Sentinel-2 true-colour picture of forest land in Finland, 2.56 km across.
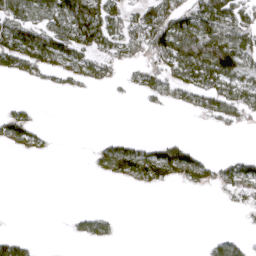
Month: April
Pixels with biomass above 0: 40%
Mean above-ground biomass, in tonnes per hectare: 41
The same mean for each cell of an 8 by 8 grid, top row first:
98 74 133 77 68 92 104 65
120 117 87 54 74 124 136 92
14 24 45 23 43 62 79 75
28 0 0 0 4 9 55 62
30 9 0 41 32 63 1 0
0 0 0 43 73 62 46 66
0 0 6 4 0 0 0 23
45 0 19 17 0 0 14 23
